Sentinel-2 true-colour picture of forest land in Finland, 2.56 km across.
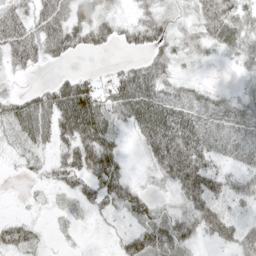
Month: May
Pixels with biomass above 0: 79%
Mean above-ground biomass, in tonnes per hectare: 51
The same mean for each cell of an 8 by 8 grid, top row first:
57 76 68 31 31 30 56 47
72 63 40 21 39 35 27 38
11 10 44 41 74 33 6 10
68 85 124 66 92 76 53 44
30 46 91 62 62 136 65 55
5 26 66 95 13 124 101 45
2 14 26 42 50 30 80 49
75 15 7 13 87 89 25 60
